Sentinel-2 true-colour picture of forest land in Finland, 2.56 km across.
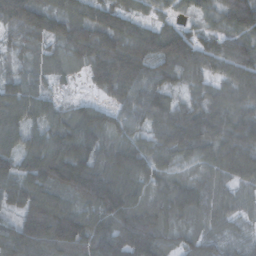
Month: October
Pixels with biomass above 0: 94%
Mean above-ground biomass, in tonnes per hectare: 96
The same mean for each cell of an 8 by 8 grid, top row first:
162 122 91 103 45 34 47 114
53 61 131 147 111 138 86 91
71 62 18 181 112 61 69 114
116 79 78 63 99 82 89 77
83 110 136 89 74 100 82 107
106 143 166 126 101 49 61 96
81 159 102 141 82 83 86 47
123 150 131 137 154 48 61 44
